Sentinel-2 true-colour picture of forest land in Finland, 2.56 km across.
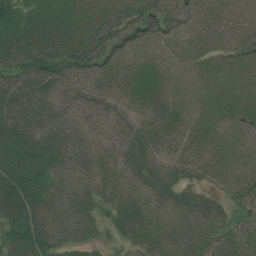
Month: July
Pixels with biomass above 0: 94%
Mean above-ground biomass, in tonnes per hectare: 45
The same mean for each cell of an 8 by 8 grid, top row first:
70 50 45 53 68 55 27 28
82 86 79 62 29 17 28 46
63 72 46 41 36 13 20 25
70 50 34 30 33 29 20 29
76 70 45 35 45 38 26 23
71 59 47 31 39 34 29 36
85 58 52 34 30 31 50 40
67 61 39 24 41 37 42 40
